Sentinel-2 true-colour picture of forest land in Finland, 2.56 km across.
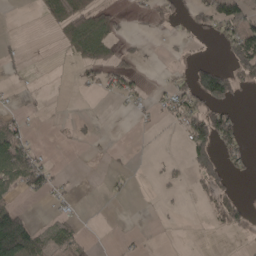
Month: April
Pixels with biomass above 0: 28%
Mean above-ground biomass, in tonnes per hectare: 27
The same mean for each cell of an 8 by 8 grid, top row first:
0 19 55 40 15 24 59 66
3 0 53 39 4 4 2 57
6 1 10 29 7 20 124 57
15 3 1 1 8 45 87 13
78 3 6 2 2 3 80 47
77 41 1 8 0 17 57 11
52 8 7 0 0 3 16 48
192 37 25 1 4 0 0 9
